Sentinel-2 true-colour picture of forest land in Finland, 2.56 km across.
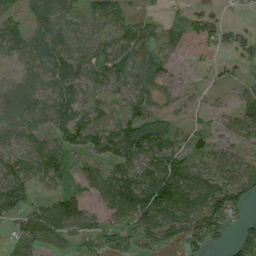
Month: August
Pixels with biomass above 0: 76%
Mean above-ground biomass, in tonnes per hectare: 61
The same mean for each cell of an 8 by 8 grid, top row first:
46 95 35 42 23 9 39 8
71 100 38 58 62 23 28 49
52 63 80 45 57 24 12 32
111 82 72 37 65 29 33 65
59 61 56 85 108 50 47 56
92 68 48 81 101 116 68 76
72 73 62 79 144 108 107 47
44 80 52 61 62 73 66 32
